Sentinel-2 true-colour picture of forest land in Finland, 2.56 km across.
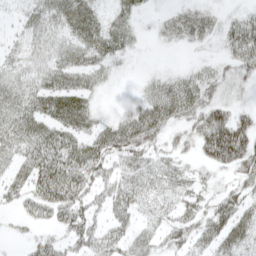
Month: April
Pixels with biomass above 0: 70%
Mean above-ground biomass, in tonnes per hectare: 29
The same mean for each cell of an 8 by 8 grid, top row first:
10 34 47 19 9 18 17 16
17 27 35 34 4 9 7 41
25 32 28 9 8 24 28 22
41 44 56 6 38 39 45 25
38 52 40 45 36 16 54 78
24 54 50 26 34 28 12 30
16 44 38 30 20 25 29 36
6 19 28 34 26 24 30 40
